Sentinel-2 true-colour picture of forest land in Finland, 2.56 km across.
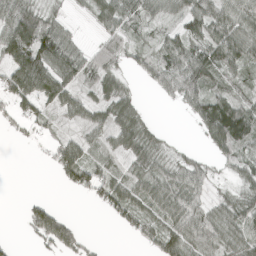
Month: April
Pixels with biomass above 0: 71%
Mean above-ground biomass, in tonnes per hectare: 50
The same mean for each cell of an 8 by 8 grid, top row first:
93 46 10 71 53 37 79 70
132 119 44 42 25 65 73 79
91 104 54 44 21 78 60 35
39 33 42 58 22 8 97 94
5 22 55 36 56 5 28 74
0 4 79 51 53 57 35 31
1 60 0 53 51 74 49 48
6 77 49 0 30 87 64 49
